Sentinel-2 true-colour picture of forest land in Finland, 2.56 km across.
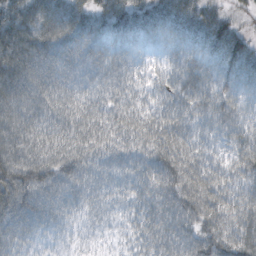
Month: October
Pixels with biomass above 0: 96%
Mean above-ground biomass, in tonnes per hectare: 55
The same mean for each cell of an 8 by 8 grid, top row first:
71 83 61 68 55 66 54 21
92 87 66 47 27 34 46 51
97 76 46 40 28 47 46 42
90 65 52 46 44 50 49 42
83 68 59 48 55 64 37 47
96 77 59 40 51 73 63 46
91 62 35 25 47 64 70 56
54 21 13 10 40 57 69 69
